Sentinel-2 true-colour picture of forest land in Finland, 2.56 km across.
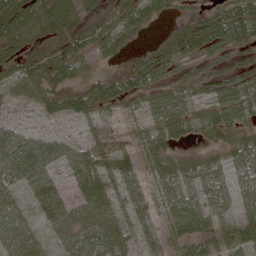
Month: May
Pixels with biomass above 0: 78%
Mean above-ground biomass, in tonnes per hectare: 48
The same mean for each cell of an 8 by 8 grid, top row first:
72 57 47 36 34 21 47 56
48 21 43 42 19 37 50 30
45 47 35 53 58 34 34 44
16 29 47 19 46 78 30 65
87 59 37 28 47 55 19 57
61 59 67 46 36 76 60 46
53 69 65 59 40 65 60 42
71 32 68 70 32 44 47 47
